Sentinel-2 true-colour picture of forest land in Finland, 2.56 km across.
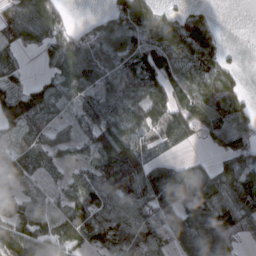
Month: March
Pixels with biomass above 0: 80%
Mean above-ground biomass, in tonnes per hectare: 87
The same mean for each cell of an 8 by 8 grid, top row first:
104 107 4 78 110 46 36 0
79 98 99 104 100 82 87 6
69 61 99 80 108 70 87 32
146 84 64 114 97 98 95 80
67 64 43 127 58 66 41 101
88 62 56 158 148 133 66 129
57 78 111 107 116 136 129 119
109 74 74 121 129 83 122 52
